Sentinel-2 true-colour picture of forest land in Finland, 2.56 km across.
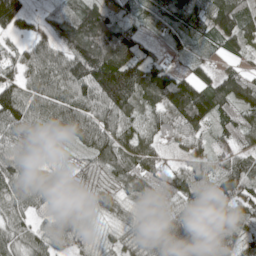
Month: May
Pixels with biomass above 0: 94%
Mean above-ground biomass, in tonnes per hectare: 89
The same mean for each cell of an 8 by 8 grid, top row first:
142 45 124 81 59 93 106 96
46 62 128 149 96 53 39 79
78 107 136 200 128 104 67 87
125 107 120 122 72 110 111 77
101 52 68 118 89 47 49 63
92 63 61 76 103 81 77 110
65 65 69 55 79 94 110 82
78 75 64 45 94 153 104 70
